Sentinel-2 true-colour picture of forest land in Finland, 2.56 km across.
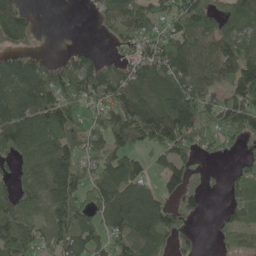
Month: May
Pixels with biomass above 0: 74%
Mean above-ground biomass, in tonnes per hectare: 82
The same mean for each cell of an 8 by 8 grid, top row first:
97 0 0 73 98 82 97 93
63 5 24 17 72 105 94 86
118 122 94 87 100 107 87 113
127 115 66 101 142 172 88 135
112 90 62 90 54 119 60 40
47 112 99 99 68 83 18 44
83 75 100 135 176 63 15 71
116 74 106 75 119 51 2 37
